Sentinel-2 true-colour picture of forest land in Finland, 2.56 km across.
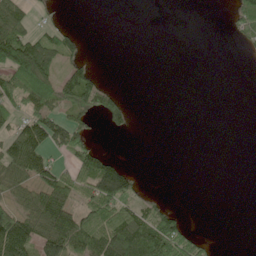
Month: June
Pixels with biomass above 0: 37%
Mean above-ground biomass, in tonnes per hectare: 47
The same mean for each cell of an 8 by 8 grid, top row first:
81 16 0 0 0 0 0 56
167 118 36 0 0 0 0 8
118 131 96 4 0 0 0 0
51 83 65 64 0 0 0 0
94 97 64 3 0 0 0 0
74 76 83 159 7 0 0 0
61 110 66 90 55 24 0 0
171 119 116 147 172 119 20 0
